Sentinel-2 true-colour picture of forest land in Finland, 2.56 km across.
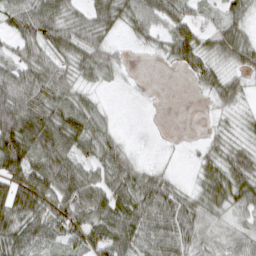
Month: March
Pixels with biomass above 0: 81%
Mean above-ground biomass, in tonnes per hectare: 51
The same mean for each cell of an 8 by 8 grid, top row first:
58 67 41 65 61 66 26 43
33 58 65 35 16 72 39 66
80 67 41 20 1 2 46 33
92 70 70 11 0 0 11 26
114 99 57 44 1 2 26 35
80 92 62 58 47 14 51 72
82 76 78 76 76 70 53 47
74 54 54 72 61 64 42 42
